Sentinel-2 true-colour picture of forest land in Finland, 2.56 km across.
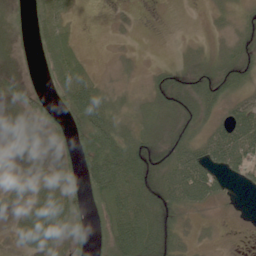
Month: June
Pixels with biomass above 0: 76%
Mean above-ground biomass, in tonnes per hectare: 36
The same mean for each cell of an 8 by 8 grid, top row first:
18 39 4 4 1 0 8 16
17 40 13 4 1 3 8 33
24 24 48 10 12 54 53 46
19 39 77 45 14 47 30 51
9 21 63 63 50 55 55 84
17 15 60 92 77 78 73 34
19 57 45 68 59 51 23 5
19 42 43 82 85 37 10 5
